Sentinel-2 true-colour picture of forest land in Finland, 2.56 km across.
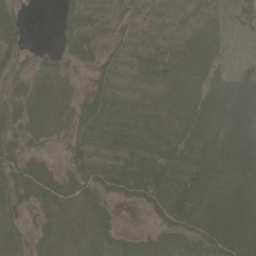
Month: June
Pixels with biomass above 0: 77%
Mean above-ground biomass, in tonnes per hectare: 37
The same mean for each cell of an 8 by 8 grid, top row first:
21 0 39 30 24 27 29 19
27 6 40 18 23 36 50 4
24 20 7 23 29 55 46 41
31 21 36 47 52 54 54 51
29 11 30 43 56 47 49 54
43 46 42 45 56 53 63 55
27 34 42 20 15 66 59 72
24 30 41 32 36 48 51 76
